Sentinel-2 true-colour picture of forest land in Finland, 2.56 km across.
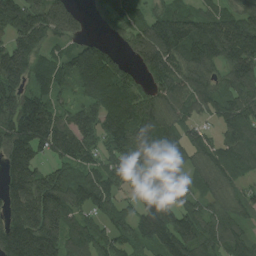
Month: August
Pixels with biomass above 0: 88%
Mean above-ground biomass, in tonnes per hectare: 129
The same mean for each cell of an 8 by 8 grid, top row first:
180 185 69 124 75 128 125 152
147 75 63 49 162 157 196 209
146 93 86 167 69 121 95 161
192 144 100 148 140 101 76 159
190 159 161 126 126 96 102 154
177 120 124 119 64 77 109 78
186 188 112 117 113 131 91 90
212 189 143 112 111 172 124 98
